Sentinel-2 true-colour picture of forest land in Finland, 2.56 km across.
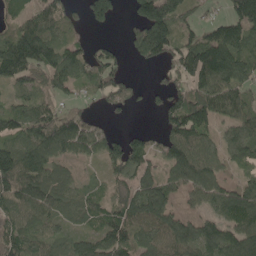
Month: May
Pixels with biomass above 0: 77%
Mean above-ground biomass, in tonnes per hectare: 100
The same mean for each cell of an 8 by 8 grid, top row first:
58 92 57 99 146 138 37 148
162 123 57 48 152 116 177 115
97 100 78 105 10 78 148 110
93 93 61 42 20 129 145 108
113 156 122 91 84 145 84 95
167 124 33 66 102 91 116 61
114 105 84 89 124 60 65 119
118 78 71 131 95 119 113 114
